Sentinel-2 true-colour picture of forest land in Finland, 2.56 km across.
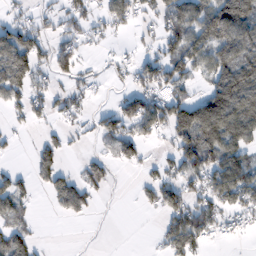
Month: February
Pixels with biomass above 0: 55%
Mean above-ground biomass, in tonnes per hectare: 61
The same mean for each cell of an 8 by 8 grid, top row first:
30 32 49 79 45 80 109 142
105 58 43 16 27 82 111 106
98 48 38 22 68 78 71 140
33 45 42 57 122 103 152 121
11 43 19 57 55 71 90 76
48 57 45 22 27 70 101 102
59 11 60 2 20 91 81 75
86 3 1 0 1 92 35 11
